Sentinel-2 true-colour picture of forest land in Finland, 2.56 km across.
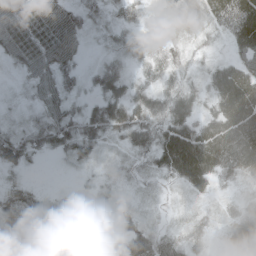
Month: May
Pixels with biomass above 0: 92%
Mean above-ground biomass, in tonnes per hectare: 44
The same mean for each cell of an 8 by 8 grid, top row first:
73 75 42 23 25 46 44 75
66 78 34 20 34 37 19 48
10 51 29 55 34 40 34 76
10 41 31 60 58 63 34 83
44 39 53 20 39 108 77 83
17 1 7 16 23 53 63 32
53 32 51 39 21 10 11 26
76 70 70 32 89 37 18 48
